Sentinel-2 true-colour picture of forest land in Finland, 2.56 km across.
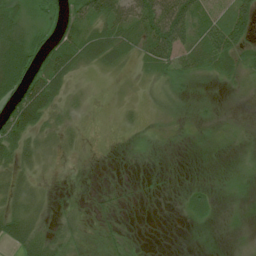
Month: July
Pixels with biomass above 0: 61%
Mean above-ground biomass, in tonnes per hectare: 24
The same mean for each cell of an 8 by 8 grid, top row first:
32 18 34 61 74 98 36 59
50 35 45 50 40 71 65 40
59 67 13 6 14 19 6 15
62 42 12 4 13 11 7 2
49 22 11 2 4 4 5 3
33 6 1 1 2 0 0 3
41 14 9 10 1 1 15 0
48 28 13 17 1 0 0 0
